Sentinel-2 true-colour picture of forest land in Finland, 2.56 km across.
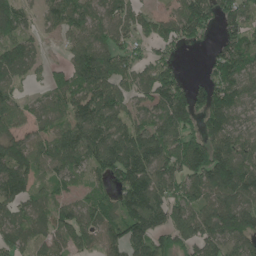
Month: June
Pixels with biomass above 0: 83%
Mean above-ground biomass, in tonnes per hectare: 98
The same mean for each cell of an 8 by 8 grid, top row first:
97 58 95 87 54 85 111 106
104 25 94 95 40 54 24 124
74 45 122 140 92 96 78 106
86 71 108 111 68 162 135 75
94 99 129 126 131 117 130 85
140 56 56 96 125 122 159 143
77 71 78 97 128 125 116 138
94 86 77 77 132 98 119 108
